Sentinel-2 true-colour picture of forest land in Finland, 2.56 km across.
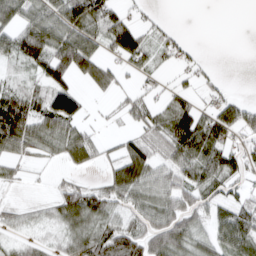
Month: March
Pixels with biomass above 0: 68%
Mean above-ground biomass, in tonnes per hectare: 49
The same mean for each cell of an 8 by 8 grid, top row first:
60 66 92 66 15 1 0 0
72 88 97 52 62 33 1 0
24 71 44 41 18 13 21 0
96 95 56 11 47 75 44 66
68 47 79 16 59 87 83 32
21 8 17 51 76 63 66 44
26 26 84 51 61 72 49 59
21 22 57 78 73 81 45 71
